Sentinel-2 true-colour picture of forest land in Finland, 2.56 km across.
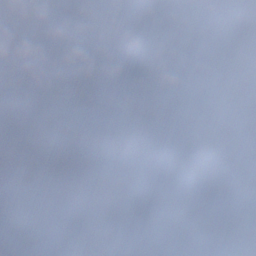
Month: December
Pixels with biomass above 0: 82%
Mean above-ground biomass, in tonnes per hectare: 121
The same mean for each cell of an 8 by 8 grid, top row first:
44 101 77 102 63 90 138 110
111 152 66 77 125 175 95 108
198 166 135 125 167 137 105 135
158 133 31 23 135 141 33 96
148 180 158 97 140 115 94 79
73 102 179 127 116 143 100 79
143 18 208 173 156 124 165 165
186 88 207 174 95 133 145 56
